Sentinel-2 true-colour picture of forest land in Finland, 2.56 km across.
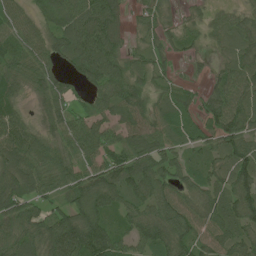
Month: June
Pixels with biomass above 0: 89%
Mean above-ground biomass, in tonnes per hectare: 63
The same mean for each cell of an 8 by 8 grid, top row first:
55 40 88 70 43 15 25 35
56 61 97 71 33 34 20 57
61 57 45 83 52 29 24 89
47 50 45 62 71 64 56 84
72 61 75 74 76 51 54 85
73 64 66 92 92 61 58 79
79 43 81 69 68 77 64 76
73 90 115 87 70 76 57 60
